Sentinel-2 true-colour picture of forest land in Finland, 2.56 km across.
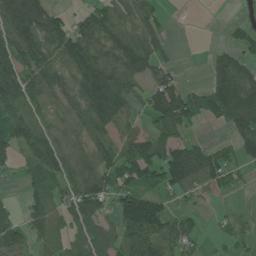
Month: June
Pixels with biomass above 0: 70%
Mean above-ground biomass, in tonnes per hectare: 77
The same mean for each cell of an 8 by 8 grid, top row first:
153 108 42 99 84 1 0 6
129 100 119 94 110 13 13 72
128 93 111 113 64 55 53 108
77 40 71 129 55 168 83 147
85 85 57 75 110 88 47 77
18 96 96 111 99 120 107 28
25 76 109 58 164 35 10 8
90 49 44 64 132 101 16 37
